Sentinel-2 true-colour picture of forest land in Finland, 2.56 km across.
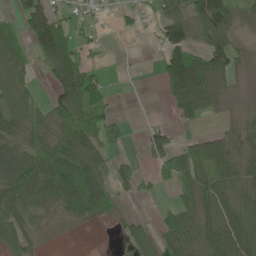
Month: June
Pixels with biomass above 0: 64%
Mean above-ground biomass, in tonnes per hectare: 54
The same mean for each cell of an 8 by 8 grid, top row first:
39 98 23 11 16 68 139 47
44 94 38 2 3 101 77 30
65 27 91 7 2 109 91 16
81 62 93 25 1 34 30 12
55 89 119 33 29 38 53 39
88 118 107 49 16 88 85 51
82 46 88 44 1 46 72 69
70 10 1 2 42 58 89 88
